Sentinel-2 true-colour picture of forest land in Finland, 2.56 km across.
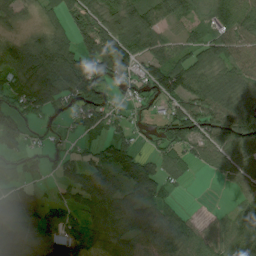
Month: July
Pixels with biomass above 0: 79%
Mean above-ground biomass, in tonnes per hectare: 70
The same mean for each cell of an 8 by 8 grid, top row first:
24 34 74 79 125 84 45 94
60 102 125 147 78 50 81 67
74 100 165 79 59 110 81 69
83 41 69 46 21 76 96 116
78 22 22 95 15 75 83 105
73 27 103 92 127 47 20 55
58 55 69 68 79 37 4 31
68 69 50 45 66 88 64 56
